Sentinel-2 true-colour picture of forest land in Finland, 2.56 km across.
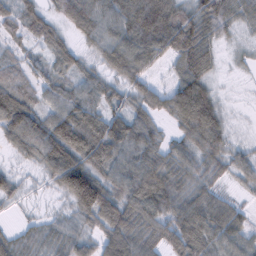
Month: February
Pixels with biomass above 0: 89%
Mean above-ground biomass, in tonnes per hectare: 67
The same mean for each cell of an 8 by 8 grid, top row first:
51 48 95 77 146 83 86 48
25 46 35 82 113 98 62 10
45 44 42 42 53 63 55 3
103 64 88 59 58 99 130 2
57 120 134 98 86 41 75 13
21 42 167 70 112 77 48 32
9 6 90 71 103 89 80 26
41 46 49 101 78 82 79 61
